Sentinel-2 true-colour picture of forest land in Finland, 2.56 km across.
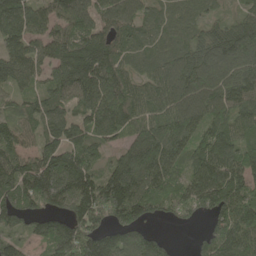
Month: May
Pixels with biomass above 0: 91%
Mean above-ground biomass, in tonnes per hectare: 125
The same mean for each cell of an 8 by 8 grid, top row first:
179 129 166 123 81 63 49 73
128 131 151 116 72 80 149 197
113 112 175 149 78 140 155 153
77 134 96 159 116 129 125 120
103 116 112 66 190 130 137 105
146 180 150 129 160 93 156 157
134 109 147 175 128 91 112 173
71 150 176 125 109 11 91 163
